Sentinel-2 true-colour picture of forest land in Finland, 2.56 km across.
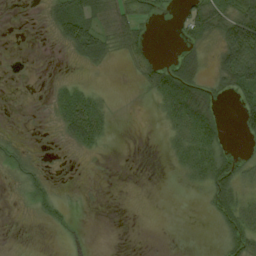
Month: August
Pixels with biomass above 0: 44%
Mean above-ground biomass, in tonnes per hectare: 23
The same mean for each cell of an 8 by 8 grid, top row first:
1 22 63 50 26 9 64 71
0 2 61 25 22 13 16 127
0 4 9 0 21 83 27 72
0 9 87 14 0 62 51 34
12 2 39 5 0 27 53 5
13 13 1 0 0 7 52 40
4 27 2 0 0 0 16 42
1 2 9 0 0 0 2 44
